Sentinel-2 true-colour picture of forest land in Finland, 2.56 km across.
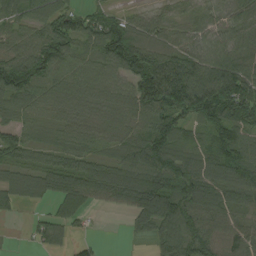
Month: August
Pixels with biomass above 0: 86%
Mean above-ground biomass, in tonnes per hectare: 90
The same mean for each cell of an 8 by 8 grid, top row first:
78 97 80 70 49 37 64 69
85 137 70 156 143 87 89 65
162 96 89 72 178 144 126 127
68 52 70 73 113 143 152 138
89 55 66 52 102 81 77 89
68 96 112 103 123 144 106 100
48 34 84 44 145 140 100 64
3 66 23 0 23 119 118 95
